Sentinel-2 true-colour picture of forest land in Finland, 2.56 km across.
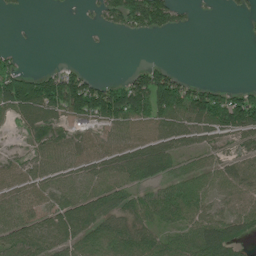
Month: July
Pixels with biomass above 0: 64%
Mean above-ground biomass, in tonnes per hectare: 57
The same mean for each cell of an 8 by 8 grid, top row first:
9 1 2 79 173 56 1 11
11 0 1 1 0 0 0 0
130 96 73 27 93 77 12 1
75 83 121 141 99 113 121 121
7 71 58 56 54 51 33 30
51 68 66 68 61 51 58 65
78 58 84 58 60 83 51 67
72 63 71 89 66 53 87 49
